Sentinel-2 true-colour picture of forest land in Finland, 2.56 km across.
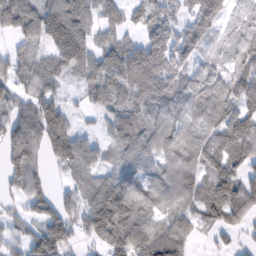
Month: February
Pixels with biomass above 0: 84%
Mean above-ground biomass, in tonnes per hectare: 75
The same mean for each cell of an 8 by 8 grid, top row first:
93 130 96 50 59 56 108 44
31 57 107 83 90 89 44 63
63 64 42 104 94 77 75 83
66 108 24 59 63 80 100 97
98 118 92 56 89 104 88 111
63 29 63 73 95 91 92 72
21 27 71 153 96 71 101 88
37 30 34 93 101 98 19 22
